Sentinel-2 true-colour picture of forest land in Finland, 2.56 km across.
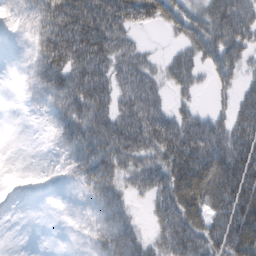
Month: February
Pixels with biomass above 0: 72%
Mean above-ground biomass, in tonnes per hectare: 51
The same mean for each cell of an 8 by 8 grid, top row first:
11 56 85 80 56 63 70 76
1 65 90 68 19 24 70 61
4 65 72 56 68 47 24 37
1 21 65 58 89 41 36 57
0 7 67 78 74 85 96 78
2 7 38 62 56 88 115 93
0 0 7 55 13 84 86 100
0 0 6 69 37 71 78 103
